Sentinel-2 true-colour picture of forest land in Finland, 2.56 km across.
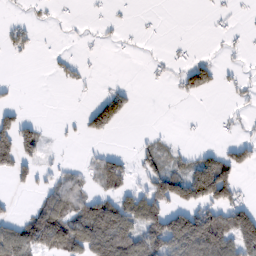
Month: February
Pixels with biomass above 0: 36%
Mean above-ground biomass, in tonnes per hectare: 43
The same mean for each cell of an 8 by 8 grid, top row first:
12 9 3 6 2 0 6 5
28 8 10 5 2 5 2 6
7 4 23 11 5 19 55 18
33 0 15 100 9 5 1 9
89 14 6 2 19 16 9 38
10 21 29 78 44 87 93 52
1 84 68 108 111 76 92 84
107 113 131 211 105 155 150 129
